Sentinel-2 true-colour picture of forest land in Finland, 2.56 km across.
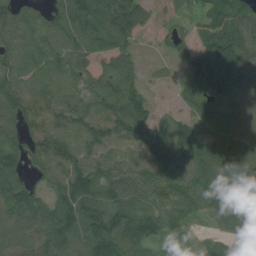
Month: July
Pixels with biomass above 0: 88%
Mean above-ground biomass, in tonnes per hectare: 103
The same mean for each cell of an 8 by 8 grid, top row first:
96 81 169 145 83 43 65 83
92 96 108 107 14 72 129 149
105 97 85 111 46 60 210 127
121 114 106 126 83 52 96 95
81 137 125 124 152 184 94 114
87 93 123 113 114 133 106 118
104 86 118 126 125 108 77 104
80 113 67 147 112 40 22 89
